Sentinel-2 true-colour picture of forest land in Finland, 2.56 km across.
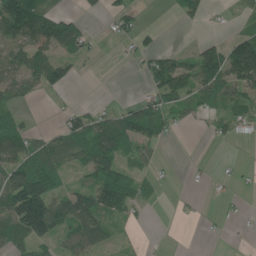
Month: June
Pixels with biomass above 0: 53%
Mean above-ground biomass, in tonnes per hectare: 51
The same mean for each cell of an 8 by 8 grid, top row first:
126 85 35 42 15 19 20 23
62 79 61 2 41 15 64 114
72 82 13 0 31 139 112 96
30 2 41 36 91 64 36 52
85 55 78 94 66 4 9 5
111 96 23 102 30 5 10 14
146 129 100 84 20 5 1 10
59 65 81 35 9 0 2 1
